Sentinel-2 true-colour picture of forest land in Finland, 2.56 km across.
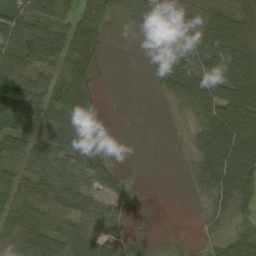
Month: September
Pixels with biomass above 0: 75%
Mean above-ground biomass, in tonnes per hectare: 52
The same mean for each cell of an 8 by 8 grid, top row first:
70 62 57 31 48 48 58 61
79 91 89 5 23 71 83 92
60 37 60 4 7 79 76 95
87 68 104 4 1 9 70 97
45 47 80 16 1 7 85 107
57 78 65 39 1 2 71 125
71 80 69 38 0 0 29 44
63 81 87 35 6 4 16 60
